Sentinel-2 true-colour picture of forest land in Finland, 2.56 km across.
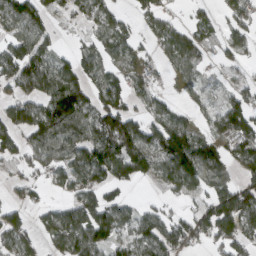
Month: March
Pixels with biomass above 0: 68%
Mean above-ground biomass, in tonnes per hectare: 78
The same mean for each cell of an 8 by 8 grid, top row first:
105 47 48 64 50 25 33 72
105 59 37 69 37 87 29 49
105 115 93 74 71 34 23 37
94 136 113 149 64 51 47 110
83 115 92 138 114 151 86 110
35 48 87 80 57 108 120 72
57 41 89 83 47 28 97 162
88 45 112 71 102 97 65 94
